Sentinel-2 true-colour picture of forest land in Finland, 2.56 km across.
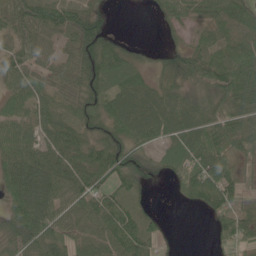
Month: June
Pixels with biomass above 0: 83%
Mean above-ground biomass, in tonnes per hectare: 60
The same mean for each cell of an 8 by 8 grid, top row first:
68 86 78 10 2 51 52 73
57 42 72 64 12 30 71 63
55 55 81 72 50 56 67 90
52 51 55 77 105 93 61 76
76 66 73 72 53 43 76 61
105 101 83 72 34 40 87 39
83 94 57 72 20 3 48 62
69 82 52 75 62 4 8 49
